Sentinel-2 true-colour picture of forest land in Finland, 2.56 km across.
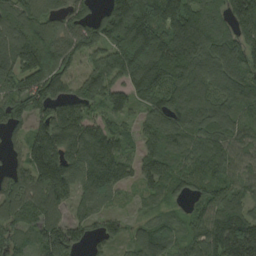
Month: August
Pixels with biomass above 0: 92%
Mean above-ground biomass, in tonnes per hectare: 145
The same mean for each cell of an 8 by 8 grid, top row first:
157 101 118 182 231 205 174 163
180 166 139 175 263 234 193 144
135 173 97 136 210 168 178 155
113 133 128 104 89 172 171 145
54 207 217 155 97 133 161 132
99 182 170 162 113 126 140 127
136 129 88 56 46 52 147 138
80 172 101 76 124 88 186 237
